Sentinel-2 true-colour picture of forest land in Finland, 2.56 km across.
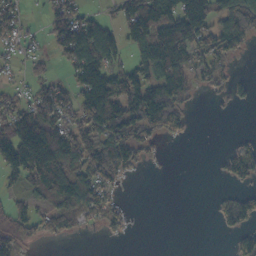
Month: October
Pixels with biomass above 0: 55%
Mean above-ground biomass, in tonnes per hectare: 66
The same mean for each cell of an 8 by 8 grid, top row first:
53 52 66 32 160 135 105 146
38 30 140 98 113 154 80 49
19 44 84 98 101 120 40 18
95 111 93 137 143 64 1 2
163 181 101 108 56 8 0 29
61 154 100 74 6 0 1 65
46 61 102 50 0 0 3 63
64 33 8 9 0 0 0 40
